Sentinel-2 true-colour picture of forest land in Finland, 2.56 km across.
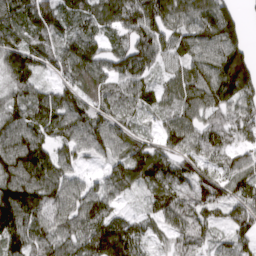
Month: March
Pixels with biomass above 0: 92%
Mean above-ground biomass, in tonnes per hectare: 107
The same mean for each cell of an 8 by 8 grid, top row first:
124 141 100 117 144 100 120 62
127 105 147 87 139 97 117 103
101 52 125 94 88 90 141 164
109 133 119 102 63 93 91 96
129 85 102 101 94 98 96 70
144 122 57 84 122 115 103 108
184 121 122 68 47 113 107 133
140 110 101 172 75 82 63 78
